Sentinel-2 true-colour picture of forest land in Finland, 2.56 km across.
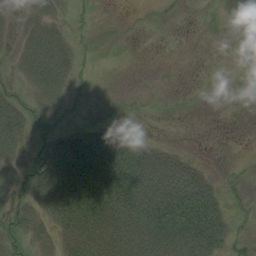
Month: August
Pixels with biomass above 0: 55%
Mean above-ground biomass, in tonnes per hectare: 34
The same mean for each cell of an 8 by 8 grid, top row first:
14 33 8 1 2 3 7 49
19 56 15 1 0 0 2 4
17 57 14 0 0 0 3 4
50 29 7 5 2 1 1 0
50 38 65 55 28 7 0 0
44 71 94 102 78 86 26 6
35 57 95 97 86 82 64 9
36 30 101 80 81 76 66 15
